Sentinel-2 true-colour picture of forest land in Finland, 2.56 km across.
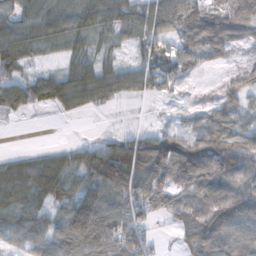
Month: November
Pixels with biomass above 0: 84%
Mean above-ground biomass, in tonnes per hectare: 70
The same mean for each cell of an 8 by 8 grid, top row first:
39 54 76 46 44 72 107 100
67 32 47 29 41 61 95 33
42 56 66 43 40 45 7 67
27 18 32 8 4 9 52 67
0 7 19 60 96 112 117 89
85 119 64 131 123 152 127 96
71 68 150 101 98 81 125 121
39 80 156 135 87 28 142 81
